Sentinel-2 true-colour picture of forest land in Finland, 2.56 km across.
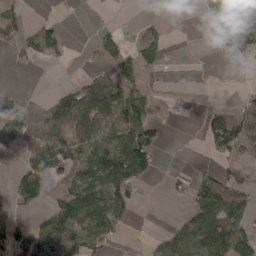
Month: April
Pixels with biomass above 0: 46%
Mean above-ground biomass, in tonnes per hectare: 50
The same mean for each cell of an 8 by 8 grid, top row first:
31 6 1 3 4 0 1 63
21 47 2 44 79 2 4 59
0 0 31 78 41 0 0 4
70 50 122 58 80 6 21 53
69 112 85 79 112 0 37 66
53 87 61 149 68 15 52 34
48 45 123 131 6 4 114 69
81 85 80 43 7 71 131 102
